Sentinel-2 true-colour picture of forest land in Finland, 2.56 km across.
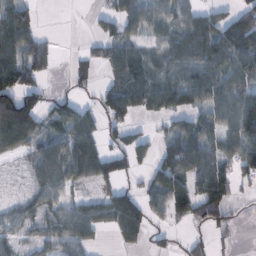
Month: February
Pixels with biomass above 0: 67%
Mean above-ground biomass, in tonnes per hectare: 59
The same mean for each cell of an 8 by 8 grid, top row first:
91 0 0 44 68 48 45 53
97 39 9 51 43 62 79 98
99 20 24 36 94 84 90 82
164 55 55 85 62 96 72 119
69 56 87 32 37 80 65 101
10 76 56 60 24 95 132 59
30 45 44 84 65 81 112 12
35 39 49 12 30 14 30 5
